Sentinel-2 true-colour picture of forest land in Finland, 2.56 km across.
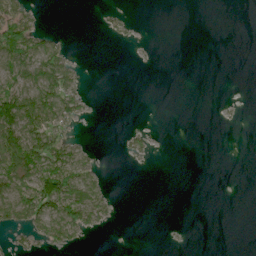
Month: June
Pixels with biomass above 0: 27%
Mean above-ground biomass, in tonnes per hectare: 24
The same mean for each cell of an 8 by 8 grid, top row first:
79 2 0 14 0 0 0 0
92 61 1 3 2 0 0 0
72 87 18 0 0 0 0 0
105 93 33 0 0 0 0 2
113 78 27 0 20 0 0 0
100 94 91 4 0 0 0 0
89 86 92 25 0 0 0 0
15 43 22 0 0 1 0 0
